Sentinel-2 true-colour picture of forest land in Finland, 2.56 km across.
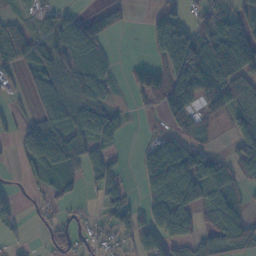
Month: November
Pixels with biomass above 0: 62%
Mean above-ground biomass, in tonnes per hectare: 62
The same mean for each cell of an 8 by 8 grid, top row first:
22 37 38 49 1 48 64 65
72 77 117 16 3 167 130 181
25 74 93 34 61 138 128 103
15 73 85 56 10 94 57 70
29 144 73 46 19 67 28 57
3 60 49 68 58 143 99 39
22 33 10 51 47 125 57 41
11 40 32 24 63 59 43 93
